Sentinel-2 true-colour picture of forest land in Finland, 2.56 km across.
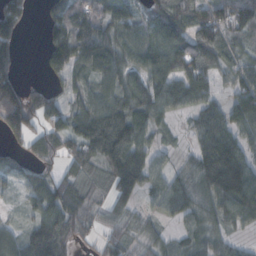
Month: October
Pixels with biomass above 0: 82%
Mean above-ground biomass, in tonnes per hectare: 85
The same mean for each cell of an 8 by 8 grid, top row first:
110 56 113 96 63 103 105 102
76 79 135 110 95 109 121 58
85 39 64 106 99 109 59 81
138 100 86 118 88 59 73 107
41 64 103 167 81 24 105 105
52 57 85 95 102 59 134 159
20 100 62 66 34 78 72 134
66 153 44 63 50 45 66 29
